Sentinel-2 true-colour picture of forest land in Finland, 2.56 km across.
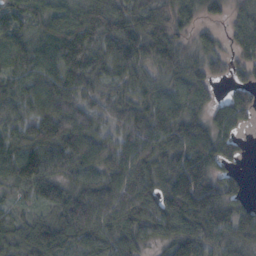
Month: October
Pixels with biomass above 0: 91%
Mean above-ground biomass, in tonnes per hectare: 90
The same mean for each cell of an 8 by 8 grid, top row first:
110 100 100 116 79 76 43 50
113 94 148 100 106 87 52 53
101 106 122 71 68 75 71 43
83 118 104 61 83 97 70 83
104 129 113 70 90 96 106 37
114 107 79 82 96 124 104 33
38 56 131 106 110 133 120 69
78 131 110 99 69 91 86 87
